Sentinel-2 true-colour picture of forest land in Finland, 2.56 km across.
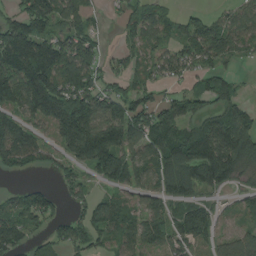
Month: August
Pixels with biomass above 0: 74%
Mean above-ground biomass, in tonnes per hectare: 97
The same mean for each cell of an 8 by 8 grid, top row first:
81 149 73 16 83 35 50 64
146 128 117 13 58 57 126 74
151 193 156 64 59 50 81 27
98 206 225 127 110 119 95 103
170 71 219 154 111 156 206 142
42 25 54 110 82 170 117 54
81 101 54 77 58 65 60 30
122 67 86 51 102 106 51 67
